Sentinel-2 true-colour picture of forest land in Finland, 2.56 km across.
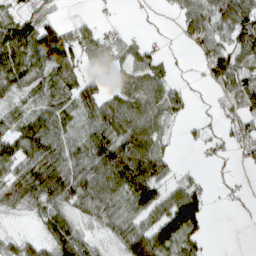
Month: March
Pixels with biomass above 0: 72%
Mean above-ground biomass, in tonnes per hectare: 52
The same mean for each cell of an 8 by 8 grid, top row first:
36 23 6 2 5 25 72 95
85 133 64 37 25 6 58 68
56 44 55 35 72 19 28 74
27 54 54 74 77 41 8 54
62 75 60 91 89 12 27 33
70 122 86 97 106 24 8 6
42 63 62 73 67 103 37 8
32 42 51 35 96 94 18 0
